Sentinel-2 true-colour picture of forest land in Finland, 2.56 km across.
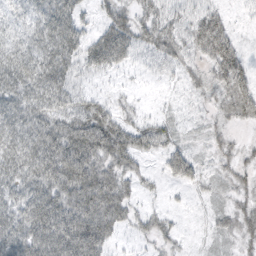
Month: October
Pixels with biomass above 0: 77%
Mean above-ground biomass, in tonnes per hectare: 47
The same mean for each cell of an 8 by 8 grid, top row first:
22 54 35 53 44 42 50 7
36 54 54 92 43 47 69 27
58 58 24 10 7 15 26 53
52 52 58 46 13 10 13 46
62 73 90 95 57 32 13 14
67 82 96 65 24 41 15 21
68 102 101 97 23 8 10 27
86 103 116 47 23 23 10 27
